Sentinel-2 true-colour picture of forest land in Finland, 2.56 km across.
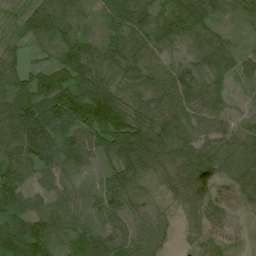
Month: July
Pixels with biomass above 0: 89%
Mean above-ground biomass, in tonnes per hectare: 51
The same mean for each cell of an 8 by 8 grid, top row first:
19 68 38 47 55 69 56 40
26 30 67 51 54 33 69 21
52 71 69 39 40 56 52 33
86 89 92 124 40 63 55 22
69 81 64 76 87 62 50 57
68 43 25 44 42 42 45 52
59 47 20 43 28 17 27 10
107 86 49 43 40 7 20 2
